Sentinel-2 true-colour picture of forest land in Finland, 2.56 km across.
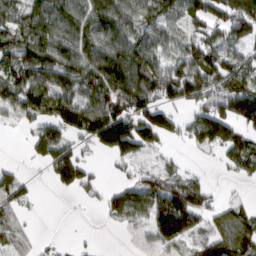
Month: March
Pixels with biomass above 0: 69%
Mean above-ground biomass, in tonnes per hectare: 91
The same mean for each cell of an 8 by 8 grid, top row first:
99 145 102 142 95 72 87 174
123 123 124 146 109 65 122 68
124 128 133 170 159 156 141 96
94 134 124 174 126 58 102 137
2 121 52 146 97 25 92 104
52 38 105 10 60 62 17 49
54 0 4 70 102 197 80 49
46 8 3 0 20 117 80 114
